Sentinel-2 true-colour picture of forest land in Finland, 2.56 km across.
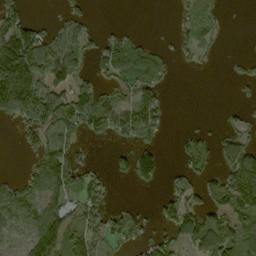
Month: September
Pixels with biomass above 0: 52%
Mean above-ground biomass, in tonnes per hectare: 59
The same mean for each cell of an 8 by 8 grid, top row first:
61 4 38 0 0 13 42 0
148 92 65 63 52 31 29 1
233 94 52 49 97 7 0 27
100 130 105 63 91 4 0 14
11 80 45 19 43 18 46 94
21 141 68 24 67 21 49 158
96 91 66 23 11 65 70 133
34 110 90 43 33 62 115 98
